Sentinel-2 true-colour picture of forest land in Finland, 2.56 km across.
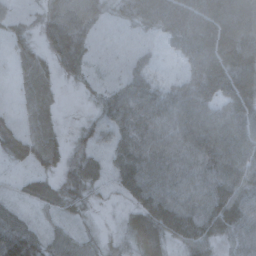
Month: October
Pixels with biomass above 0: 89%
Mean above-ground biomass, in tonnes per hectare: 45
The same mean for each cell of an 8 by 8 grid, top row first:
23 45 58 25 55 69 73 84
29 44 45 10 16 29 68 100
25 34 26 23 43 22 70 81
23 36 8 54 62 56 50 57
55 71 29 34 55 49 62 62
13 37 55 28 63 47 48 54
21 31 33 9 58 64 56 48
67 38 36 23 49 48 48 39
